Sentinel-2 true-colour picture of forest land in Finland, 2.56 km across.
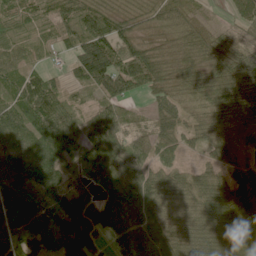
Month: June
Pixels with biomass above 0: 92%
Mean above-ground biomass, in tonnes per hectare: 79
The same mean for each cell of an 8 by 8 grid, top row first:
54 38 84 62 45 72 16 50
40 26 94 112 69 64 86 58
54 55 62 118 97 71 110 133
113 114 44 63 22 92 72 110
56 135 76 96 40 64 71 63
80 83 47 82 76 62 72 80
94 99 128 99 108 65 109 119
71 88 121 51 113 95 103 101
